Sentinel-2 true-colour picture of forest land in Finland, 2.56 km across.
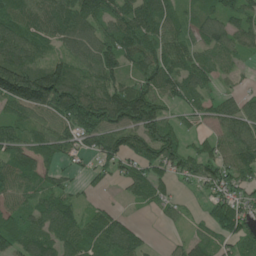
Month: June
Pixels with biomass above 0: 83%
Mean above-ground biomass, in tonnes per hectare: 84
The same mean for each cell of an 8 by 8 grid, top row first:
94 88 113 101 120 78 80 86
101 55 72 106 113 93 73 67
203 187 90 92 102 100 70 28
78 97 147 152 177 35 57 84
95 81 74 100 121 87 47 109
96 59 27 49 75 62 90 82
74 100 64 29 23 36 45 72
100 87 86 107 38 19 53 73
